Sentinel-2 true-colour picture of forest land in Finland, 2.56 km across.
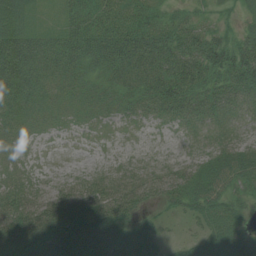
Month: July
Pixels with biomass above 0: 88%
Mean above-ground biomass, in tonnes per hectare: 41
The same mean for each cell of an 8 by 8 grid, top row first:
54 10 44 36 39 21 14 16
78 48 56 62 64 55 63 56
71 41 38 36 53 74 58 70
43 29 22 24 27 40 40 30
29 3 2 3 2 4 25 35
28 6 15 22 31 37 47 55
82 77 71 68 31 18 46 32
66 82 89 59 39 8 36 44
